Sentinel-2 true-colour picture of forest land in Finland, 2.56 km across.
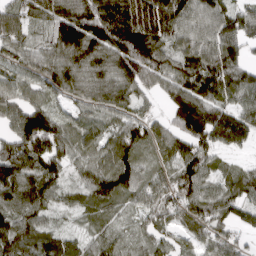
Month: April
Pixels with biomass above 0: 92%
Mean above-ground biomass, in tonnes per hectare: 106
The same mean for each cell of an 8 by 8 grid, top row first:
98 94 146 152 150 139 115 116
100 78 133 151 166 86 114 89
76 98 119 123 107 114 157 131
116 115 65 90 60 118 145 110
146 162 101 102 101 92 115 63
137 122 60 123 84 118 95 82
114 77 61 77 80 112 133 107
129 94 71 75 64 59 77 54
